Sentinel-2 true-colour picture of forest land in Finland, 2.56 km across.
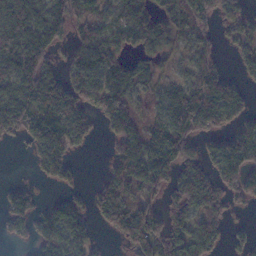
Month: November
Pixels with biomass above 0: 69%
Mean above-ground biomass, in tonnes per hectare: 91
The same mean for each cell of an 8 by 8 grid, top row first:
122 112 67 49 75 78 98 87
147 120 74 67 76 62 50 56
142 123 92 88 65 53 125 42
157 166 100 118 65 158 185 77
24 154 62 62 117 167 59 145
1 61 23 89 134 103 87 149
87 48 50 133 99 99 125 23
19 88 73 28 130 116 110 33
